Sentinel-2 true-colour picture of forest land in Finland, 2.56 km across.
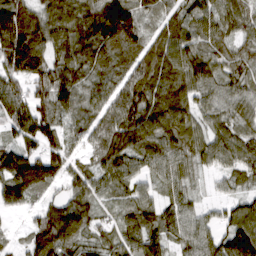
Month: March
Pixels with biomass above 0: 93%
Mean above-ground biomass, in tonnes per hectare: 86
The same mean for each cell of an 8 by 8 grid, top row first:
117 94 107 157 72 64 86 98
172 105 113 110 90 101 87 54
102 123 82 77 107 88 94 75
110 98 65 97 108 97 71 80
75 95 45 110 89 97 81 89
132 123 72 88 62 76 30 68
48 61 90 40 75 72 30 62
18 127 76 57 90 60 68 120
